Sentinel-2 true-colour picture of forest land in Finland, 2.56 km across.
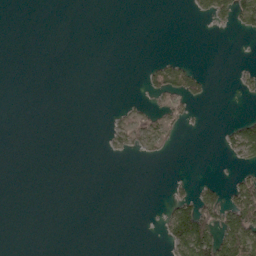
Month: May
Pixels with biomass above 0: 14%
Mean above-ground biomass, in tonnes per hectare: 15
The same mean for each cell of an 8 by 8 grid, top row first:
0 0 0 0 0 0 25 60
0 0 0 0 0 0 0 1
0 0 0 0 17 56 17 11
0 0 0 5 24 31 1 3
0 0 0 14 27 9 0 67
0 0 0 0 0 5 2 21
0 0 0 0 0 65 74 96
0 0 0 0 0 79 111 114
